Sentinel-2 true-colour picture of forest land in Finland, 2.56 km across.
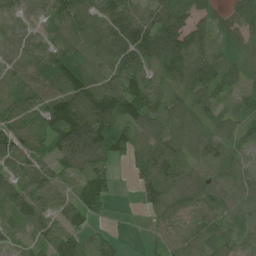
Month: July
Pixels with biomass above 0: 87%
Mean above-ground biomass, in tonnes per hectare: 80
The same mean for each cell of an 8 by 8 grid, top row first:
49 54 86 117 68 107 64 104
57 60 95 116 146 179 108 63
51 73 123 91 103 117 127 66
75 76 124 135 112 84 49 44
76 58 174 93 70 85 87 48
58 63 71 43 72 85 76 75
68 79 106 20 47 64 69 88
28 76 80 47 15 66 67 63
